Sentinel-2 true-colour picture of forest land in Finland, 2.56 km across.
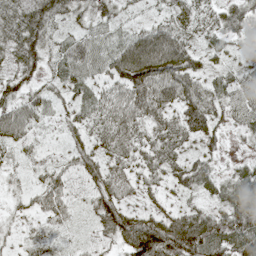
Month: May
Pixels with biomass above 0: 86%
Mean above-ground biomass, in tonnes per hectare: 51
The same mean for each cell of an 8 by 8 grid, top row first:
56 64 26 31 18 41 37 51
51 44 62 50 102 102 34 24
42 33 53 60 96 88 43 36
54 33 45 57 69 65 85 41
40 14 47 57 53 65 49 11
17 41 42 62 46 51 43 39
19 50 19 81 42 36 33 72
14 28 13 44 127 110 98 88
